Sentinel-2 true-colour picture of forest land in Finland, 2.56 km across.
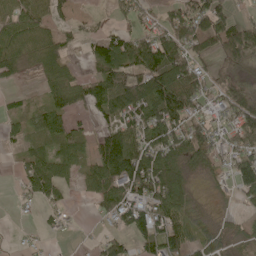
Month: May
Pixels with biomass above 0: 69%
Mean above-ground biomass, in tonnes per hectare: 57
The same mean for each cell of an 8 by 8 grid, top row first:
72 66 14 34 39 66 114 22
58 60 22 91 101 87 56 134
18 37 38 110 85 108 55 40
21 74 31 79 75 106 37 113
21 42 42 111 81 78 88 73
16 87 38 108 126 70 26 79
7 33 1 58 68 67 10 15
3 9 3 50 52 61 44 25
